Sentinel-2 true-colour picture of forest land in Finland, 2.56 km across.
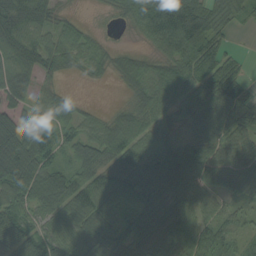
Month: September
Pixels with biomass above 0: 88%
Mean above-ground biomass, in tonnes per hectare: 64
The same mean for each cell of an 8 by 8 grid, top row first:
110 53 15 18 94 162 83 34
86 61 56 21 20 79 90 10
68 28 10 17 52 78 87 56
54 61 32 23 63 48 96 67
98 70 57 77 76 55 79 75
106 84 61 70 83 86 72 76
86 58 78 65 64 56 48 32
82 68 78 75 65 72 64 32
